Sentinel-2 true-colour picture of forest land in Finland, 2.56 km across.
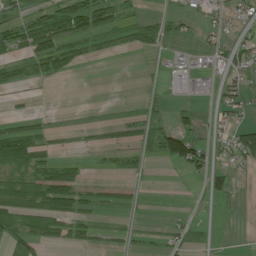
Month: June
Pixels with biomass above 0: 40%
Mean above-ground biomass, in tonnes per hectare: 27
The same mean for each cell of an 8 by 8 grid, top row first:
18 51 62 35 23 19 21 26
36 77 33 22 28 7 18 34
30 29 0 0 2 19 21 25
7 6 3 3 22 20 9 32
86 24 6 22 29 98 38 78
54 58 26 10 10 4 49 10
72 74 36 21 4 3 1 2
52 40 27 14 13 19 7 2
